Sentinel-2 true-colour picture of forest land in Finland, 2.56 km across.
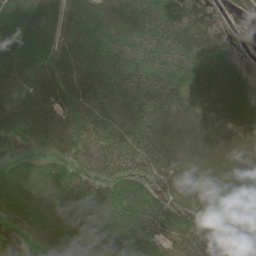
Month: June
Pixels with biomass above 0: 87%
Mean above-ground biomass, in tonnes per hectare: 43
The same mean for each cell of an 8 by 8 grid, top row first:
49 40 53 68 67 62 43 16
72 41 57 53 40 51 49 8
73 61 52 46 39 32 48 30
64 52 38 48 41 14 20 33
33 36 46 47 42 21 16 14
41 45 37 39 33 36 29 24
48 38 42 62 67 38 22 29
27 51 44 42 62 52 72 63
